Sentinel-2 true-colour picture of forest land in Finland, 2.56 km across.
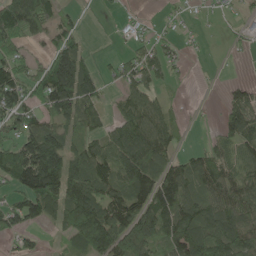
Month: May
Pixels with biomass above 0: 68%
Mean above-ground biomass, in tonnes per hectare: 81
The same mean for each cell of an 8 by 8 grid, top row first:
147 100 17 8 9 11 6 20
59 50 61 3 46 29 3 12
97 126 134 28 81 26 2 20
92 74 86 33 120 23 2 108
96 134 67 99 141 41 40 93
130 199 143 112 162 126 115 86
80 97 181 125 137 136 110 112
29 16 100 143 134 131 122 120
